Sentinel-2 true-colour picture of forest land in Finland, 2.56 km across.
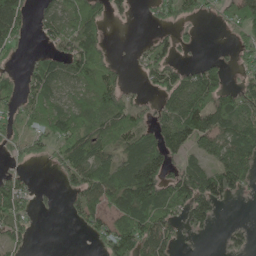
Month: May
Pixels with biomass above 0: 61%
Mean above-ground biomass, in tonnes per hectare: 60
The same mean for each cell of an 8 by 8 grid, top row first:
121 50 75 34 9 49 14 60
37 32 94 15 29 44 1 35
40 94 75 56 29 82 105 23
55 80 55 76 37 97 137 92
34 41 77 48 83 83 79 95
38 2 72 89 165 88 88 98
72 5 55 80 129 77 84 1
37 0 2 94 116 47 5 31
